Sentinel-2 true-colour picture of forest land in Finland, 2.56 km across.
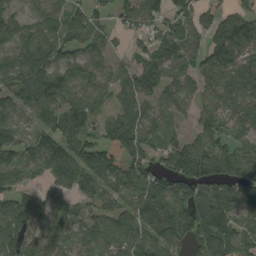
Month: August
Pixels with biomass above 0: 86%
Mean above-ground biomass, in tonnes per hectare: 101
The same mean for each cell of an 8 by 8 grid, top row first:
78 90 90 62 108 101 67 95
87 105 84 54 55 98 98 134
106 119 118 77 128 106 88 132
102 96 119 68 98 59 101 94
75 107 117 77 108 92 124 74
74 83 131 90 115 144 155 125
113 115 62 72 131 119 174 115
127 108 74 93 102 86 137 103
